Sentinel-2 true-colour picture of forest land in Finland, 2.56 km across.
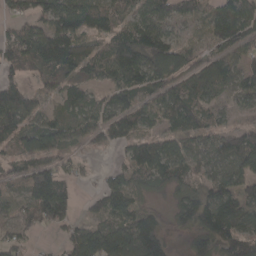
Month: April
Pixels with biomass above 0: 77%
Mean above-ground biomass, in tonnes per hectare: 80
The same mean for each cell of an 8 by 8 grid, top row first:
53 100 123 91 81 60 74 132
97 137 98 92 137 79 31 75
58 61 72 78 101 71 99 61
138 39 69 83 58 98 71 31
62 93 47 65 93 66 63 132
54 146 27 42 74 86 67 105
41 136 22 87 49 53 117 97
47 4 75 107 150 12 123 116
